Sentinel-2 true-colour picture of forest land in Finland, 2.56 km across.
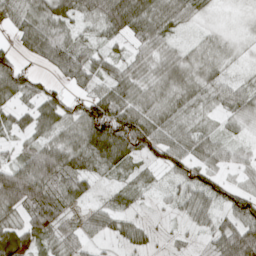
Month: April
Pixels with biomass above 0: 82%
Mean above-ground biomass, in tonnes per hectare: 48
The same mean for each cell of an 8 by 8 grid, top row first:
47 66 49 88 85 63 14 8
34 82 46 25 43 28 23 10
80 29 50 54 40 52 38 19
37 59 68 106 58 51 27 33
24 59 71 114 82 59 44 17
93 84 64 26 19 47 59 19
53 79 26 31 8 23 53 86
74 42 41 20 24 12 26 101
